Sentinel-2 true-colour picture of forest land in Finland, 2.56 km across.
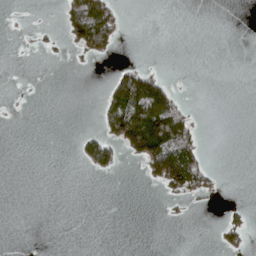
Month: April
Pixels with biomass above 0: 15%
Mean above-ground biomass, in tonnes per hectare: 19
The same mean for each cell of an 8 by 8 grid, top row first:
0 0 112 69 0 0 0 0
0 5 47 38 0 0 0 0
0 0 0 34 90 5 0 0
0 0 0 79 148 76 0 0
0 0 22 55 143 99 4 0
0 0 1 10 21 116 30 0
0 0 0 0 0 3 2 9
0 0 0 0 0 0 0 19
